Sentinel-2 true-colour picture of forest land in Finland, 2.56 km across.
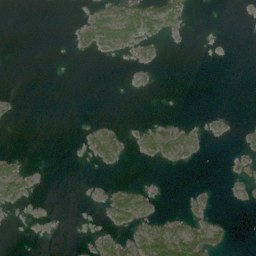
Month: June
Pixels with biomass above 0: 19%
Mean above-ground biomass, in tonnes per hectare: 14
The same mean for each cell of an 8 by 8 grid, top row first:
0 0 6 64 74 42 0 0
3 4 17 36 18 1 0 0
0 1 0 0 3 0 0 0
5 0 0 0 0 0 4 0
0 0 5 39 24 69 10 6
43 0 0 2 0 1 0 14
11 0 0 46 30 1 16 2
0 0 0 32 71 105 76 0
